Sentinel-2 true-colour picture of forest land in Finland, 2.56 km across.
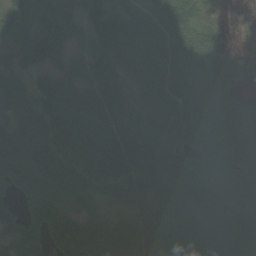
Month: August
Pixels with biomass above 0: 90%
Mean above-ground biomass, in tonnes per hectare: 83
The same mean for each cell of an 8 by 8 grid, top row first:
135 124 97 95 82 107 41 6
103 132 77 126 101 109 79 7
70 76 87 51 76 105 79 29
63 100 89 67 62 101 85 57
90 97 121 98 90 58 82 92
84 77 87 94 103 64 74 89
36 87 69 34 74 93 92 101
59 56 103 80 88 93 95 100
